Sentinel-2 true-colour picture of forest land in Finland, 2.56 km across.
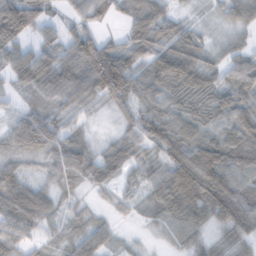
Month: February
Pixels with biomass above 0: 88%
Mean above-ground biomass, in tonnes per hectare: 57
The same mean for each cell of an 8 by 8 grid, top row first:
105 38 37 29 72 32 15 65
55 43 95 67 82 72 32 33
44 78 81 135 65 90 55 80
21 43 30 28 55 50 61 82
47 63 37 36 69 91 85 91
72 27 53 36 41 120 143 68
89 52 19 15 24 73 84 103
47 25 43 26 8 22 28 50
